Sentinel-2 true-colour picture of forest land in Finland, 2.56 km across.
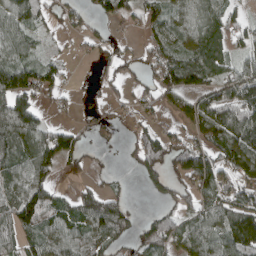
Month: April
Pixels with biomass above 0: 69%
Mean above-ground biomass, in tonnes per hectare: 75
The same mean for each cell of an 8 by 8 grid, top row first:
93 48 39 37 52 59 88 39
72 18 9 32 41 71 91 62
142 66 6 47 38 129 92 107
171 20 21 20 33 39 126 162
118 103 38 20 97 57 82 133
91 65 25 17 58 67 140 71
143 112 99 130 5 69 79 121
75 88 91 77 92 111 95 174
